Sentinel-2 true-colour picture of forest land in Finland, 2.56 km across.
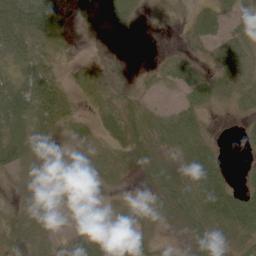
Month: June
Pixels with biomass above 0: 81%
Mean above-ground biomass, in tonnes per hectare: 31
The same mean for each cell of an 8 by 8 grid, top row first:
72 67 17 38 5 8 34 33
50 26 8 7 7 7 26 40
37 49 15 16 12 39 44 41
69 58 14 34 36 35 19 18
45 20 26 29 35 49 35 5
25 29 15 23 25 40 78 6
17 23 9 14 15 56 66 75
20 26 32 29 23 11 47 38
